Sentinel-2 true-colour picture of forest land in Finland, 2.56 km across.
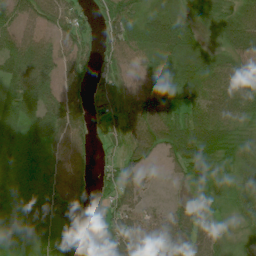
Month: July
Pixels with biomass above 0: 87%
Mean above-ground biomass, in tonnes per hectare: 53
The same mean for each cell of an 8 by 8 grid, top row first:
57 57 46 68 50 46 37 61
71 50 51 54 56 72 23 71
79 70 55 48 48 47 56 56
68 74 61 50 78 63 68 68
43 56 48 37 63 78 75 53
26 35 53 52 34 20 41 45
41 58 58 59 37 38 36 44
22 28 69 71 66 86 59 19
